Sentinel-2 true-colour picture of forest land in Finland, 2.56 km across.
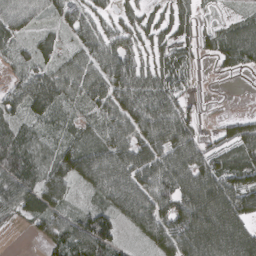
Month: March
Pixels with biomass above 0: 82%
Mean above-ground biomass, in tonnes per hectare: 63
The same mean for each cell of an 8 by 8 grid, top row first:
66 33 54 39 43 60 18 23
38 38 46 72 52 60 32 77
35 74 77 77 69 81 1 4
47 67 41 72 85 79 2 7
67 35 53 74 79 85 36 72
91 56 84 93 85 105 91 71
74 63 31 73 107 90 121 95
1 50 106 61 43 110 138 122
